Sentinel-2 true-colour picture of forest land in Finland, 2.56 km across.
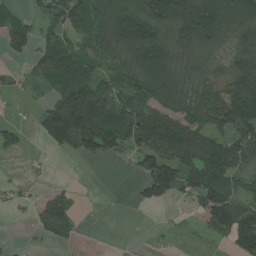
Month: July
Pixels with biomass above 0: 64%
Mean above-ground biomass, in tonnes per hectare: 83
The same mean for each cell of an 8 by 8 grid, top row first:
62 61 91 121 147 159 151 130
53 81 69 105 189 124 98 83
21 72 137 64 133 131 101 145
6 73 184 136 123 110 128 140
38 51 115 96 111 203 147 106
3 11 0 0 74 109 137 63
21 107 22 0 21 10 100 114
4 44 18 0 1 6 20 126
